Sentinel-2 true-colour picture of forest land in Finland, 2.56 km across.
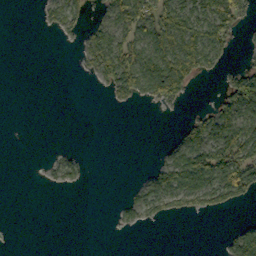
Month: October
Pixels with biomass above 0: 35%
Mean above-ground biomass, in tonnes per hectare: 28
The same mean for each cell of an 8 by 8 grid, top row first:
0 19 29 45 66 68 68 43
0 0 23 70 59 74 71 8
0 0 2 58 75 90 11 56
0 0 0 2 1 4 36 87
0 1 1 0 0 31 93 94
0 8 18 0 11 82 85 86
0 0 0 4 46 34 43 18
0 0 0 0 0 0 0 56
